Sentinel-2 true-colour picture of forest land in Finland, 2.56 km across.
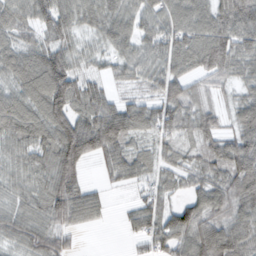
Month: February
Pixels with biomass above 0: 89%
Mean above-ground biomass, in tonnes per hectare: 61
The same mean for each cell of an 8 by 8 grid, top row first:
60 71 58 59 52 62 70 80
54 75 37 46 51 71 89 65
64 128 62 31 43 63 35 43
98 118 71 87 60 60 42 55
62 78 135 95 30 44 52 78
46 64 63 33 42 37 55 91
50 68 81 11 49 55 69 68
54 67 8 0 37 66 83 73
